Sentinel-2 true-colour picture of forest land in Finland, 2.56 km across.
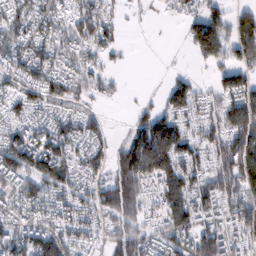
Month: February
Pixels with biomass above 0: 78%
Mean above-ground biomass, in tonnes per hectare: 82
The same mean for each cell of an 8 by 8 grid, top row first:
82 74 81 47 8 22 87 57
74 82 78 47 1 3 105 107
70 86 73 35 1 44 23 78
67 53 58 3 46 96 57 124
115 124 70 45 166 134 89 125
124 117 75 87 152 135 97 135
76 78 95 132 82 145 117 106
109 126 70 60 84 106 113 74
